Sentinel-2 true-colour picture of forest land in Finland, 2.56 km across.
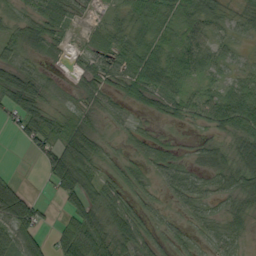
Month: September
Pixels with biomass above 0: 75%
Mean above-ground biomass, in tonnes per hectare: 37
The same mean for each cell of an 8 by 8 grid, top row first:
27 39 14 19 55 39 46 22
38 28 11 42 55 42 37 11
51 19 25 36 63 44 20 32
51 47 19 20 17 26 36 83
10 52 69 11 25 11 20 45
9 43 88 19 17 45 34 53
108 10 57 50 19 18 30 33
54 31 87 61 43 23 28 32
